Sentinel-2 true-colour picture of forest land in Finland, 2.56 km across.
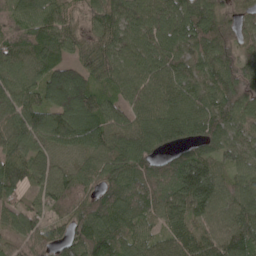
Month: May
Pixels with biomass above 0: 95%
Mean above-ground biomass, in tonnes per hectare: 94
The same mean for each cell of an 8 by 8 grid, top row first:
80 92 47 95 97 103 97 47
100 87 74 109 93 93 87 61
100 112 123 95 98 97 74 96
111 73 136 81 100 124 99 98
110 90 110 110 125 85 78 77
117 87 92 94 92 109 118 74
69 69 73 111 83 100 105 114
66 80 93 108 76 75 88 127
